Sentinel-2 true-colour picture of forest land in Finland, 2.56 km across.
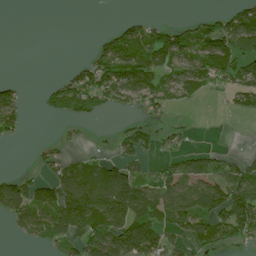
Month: July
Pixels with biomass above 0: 49%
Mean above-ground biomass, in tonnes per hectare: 67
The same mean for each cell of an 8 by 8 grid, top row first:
0 0 0 1 17 2 33 89
0 0 1 97 99 109 92 68
14 11 88 141 125 81 82 96
76 40 91 36 37 20 1 40
11 21 13 18 45 28 2 1
36 58 124 117 43 68 73 101
95 151 201 198 131 104 117 184
10 71 119 173 175 61 102 71
